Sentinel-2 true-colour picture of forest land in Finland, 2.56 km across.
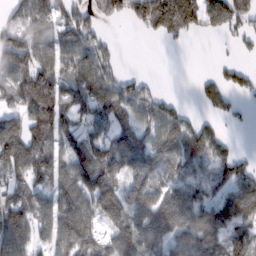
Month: February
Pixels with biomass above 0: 75%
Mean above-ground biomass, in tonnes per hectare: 82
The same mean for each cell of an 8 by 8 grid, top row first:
74 102 63 71 132 246 110 83
94 100 84 31 0 6 0 18
88 148 104 76 36 0 29 47
62 144 53 87 66 48 29 17
144 111 77 77 76 103 88 10
79 95 126 92 91 65 63 81
81 75 113 111 114 137 103 129
124 65 112 78 114 97 102 77
